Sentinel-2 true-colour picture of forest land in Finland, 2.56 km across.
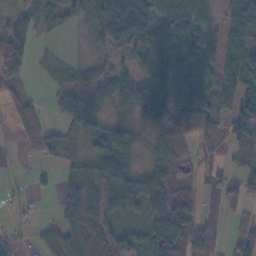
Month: November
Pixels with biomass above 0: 70%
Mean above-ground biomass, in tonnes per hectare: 49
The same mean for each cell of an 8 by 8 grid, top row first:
32 40 36 118 85 110 37 65
82 6 4 43 72 96 57 85
51 11 25 56 65 73 64 78
32 18 73 29 57 63 68 70
7 35 20 67 17 59 21 47
3 8 49 110 52 49 19 30
13 2 93 73 45 91 6 26
16 27 68 69 38 86 55 44
